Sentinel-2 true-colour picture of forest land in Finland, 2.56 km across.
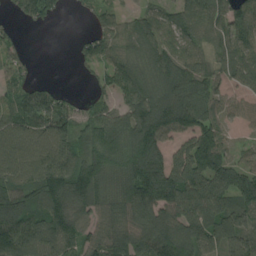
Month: August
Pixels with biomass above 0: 85%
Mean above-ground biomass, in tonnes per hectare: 110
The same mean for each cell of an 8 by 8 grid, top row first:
40 63 18 68 85 102 114 100
62 0 46 93 128 117 85 105
81 22 8 94 138 150 109 75
123 153 70 85 157 163 104 54
107 124 96 129 157 69 157 33
113 173 151 108 172 156 176 129
155 145 93 105 164 139 170 123
153 135 107 127 124 164 129 132
